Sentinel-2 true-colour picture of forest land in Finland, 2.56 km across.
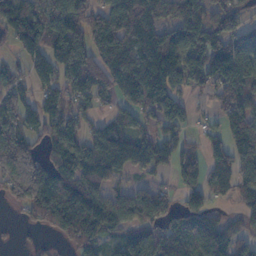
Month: November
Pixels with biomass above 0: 78%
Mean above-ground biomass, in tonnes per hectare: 103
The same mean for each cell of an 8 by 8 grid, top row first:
153 133 133 171 137 91 95 69
67 140 148 142 106 180 188 126
49 74 127 97 137 94 136 174
77 108 77 46 88 93 29 114
178 87 103 141 95 74 63 140
256 133 114 70 35 64 91 113
30 125 138 113 126 53 71 52
7 15 93 48 116 76 102 82
